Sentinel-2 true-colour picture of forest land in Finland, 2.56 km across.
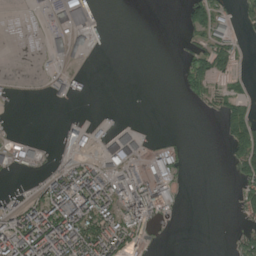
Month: August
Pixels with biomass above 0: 32%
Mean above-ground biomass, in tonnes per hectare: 27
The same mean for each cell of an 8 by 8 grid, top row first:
1 24 72 0 0 1 69 16
0 25 33 0 0 3 60 19
2 9 13 0 0 8 60 13
0 0 0 1 0 0 12 48
34 6 35 54 19 10 0 79
11 19 61 51 48 41 0 33
22 69 75 57 85 27 0 28
82 83 86 59 21 0 0 30
